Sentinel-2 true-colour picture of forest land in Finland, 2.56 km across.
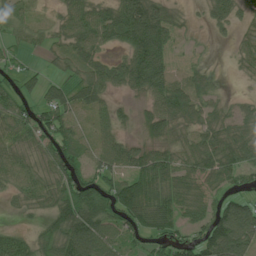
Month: June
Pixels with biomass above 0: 79%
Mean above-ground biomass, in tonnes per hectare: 58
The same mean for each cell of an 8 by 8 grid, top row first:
45 12 63 66 124 32 26 31
21 26 57 32 120 57 11 28
36 31 57 65 87 53 36 11
68 69 52 43 31 76 44 40
54 56 55 61 38 49 67 75
59 55 76 58 79 64 62 43
19 47 119 82 98 71 49 94
65 58 123 62 47 55 96 114
